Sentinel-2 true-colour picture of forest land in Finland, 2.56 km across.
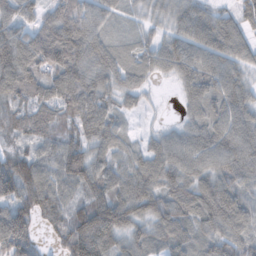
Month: November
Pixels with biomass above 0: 93%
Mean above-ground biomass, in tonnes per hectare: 84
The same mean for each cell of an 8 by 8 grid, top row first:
84 65 124 57 41 66 74 62
129 153 124 64 50 87 93 79
112 81 100 66 41 43 84 66
70 70 98 67 20 12 85 83
41 63 83 67 36 72 93 102
145 72 103 75 95 88 77 95
107 78 68 154 97 104 112 92
156 29 165 93 65 95 84 89
